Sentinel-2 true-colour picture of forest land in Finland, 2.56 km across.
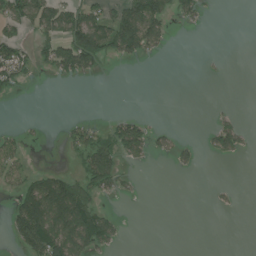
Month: July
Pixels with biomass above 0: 29%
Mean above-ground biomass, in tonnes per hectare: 38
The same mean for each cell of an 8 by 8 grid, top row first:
94 106 104 74 125 42 9 0
73 52 147 82 81 1 0 0
58 7 26 1 0 0 2 0
0 0 0 5 6 0 3 7
26 2 55 86 78 30 23 42
39 64 53 83 2 4 0 0
70 163 135 11 0 0 3 3
54 143 129 51 0 0 0 0
